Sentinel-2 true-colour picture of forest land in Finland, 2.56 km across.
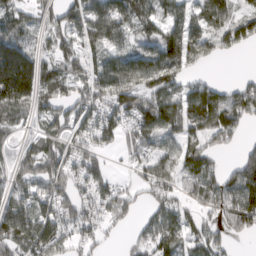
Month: March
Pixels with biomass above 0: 78%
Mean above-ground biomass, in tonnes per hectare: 87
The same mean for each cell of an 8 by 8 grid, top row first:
71 61 105 122 105 70 106 63
120 51 94 60 71 110 58 42
234 102 75 148 103 97 41 30
94 72 87 108 133 136 164 119
45 71 73 53 79 69 65 45
82 123 82 39 48 72 94 140
115 81 86 73 35 75 78 144
128 165 65 8 68 106 83 37
